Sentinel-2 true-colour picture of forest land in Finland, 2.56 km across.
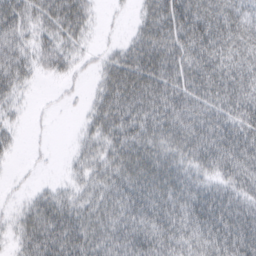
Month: March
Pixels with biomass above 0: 82%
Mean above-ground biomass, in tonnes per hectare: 47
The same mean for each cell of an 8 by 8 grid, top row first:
62 57 54 3 31 77 73 47
52 39 22 12 58 61 73 53
47 9 7 49 71 61 70 68
14 4 7 60 59 62 63 65
14 3 17 43 54 51 73 79
4 3 21 44 64 54 40 60
14 57 41 47 64 59 83 66
24 73 64 51 60 56 64 86
